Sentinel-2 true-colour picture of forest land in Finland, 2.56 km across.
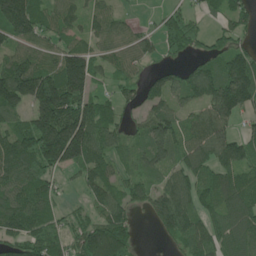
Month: June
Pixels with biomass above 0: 79%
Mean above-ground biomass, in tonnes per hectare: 98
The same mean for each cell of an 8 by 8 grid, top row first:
253 69 63 55 6 73 39 76
78 56 72 60 50 55 64 66
218 189 190 50 66 85 136 176
96 234 174 52 68 72 117 106
146 234 212 86 87 104 132 94
121 79 51 61 65 74 73 71
126 89 21 101 56 159 74 114
96 95 85 174 2 64 90 104
